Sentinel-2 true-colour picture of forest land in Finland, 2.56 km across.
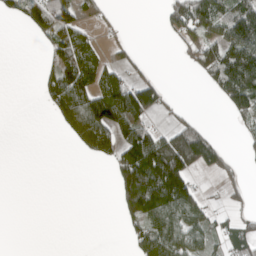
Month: April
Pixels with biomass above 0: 41%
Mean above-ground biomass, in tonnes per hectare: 56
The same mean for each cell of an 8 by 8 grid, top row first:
39 114 59 15 0 93 116 116
0 51 93 22 4 23 99 136
0 51 102 69 51 0 47 147
0 29 122 142 99 23 0 65
0 0 52 83 144 148 100 13
0 0 0 43 208 200 25 16
0 0 0 8 169 132 35 22
0 0 0 0 68 91 45 64
